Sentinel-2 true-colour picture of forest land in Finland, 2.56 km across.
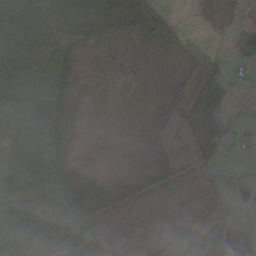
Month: October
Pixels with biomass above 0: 66%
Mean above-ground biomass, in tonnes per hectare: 33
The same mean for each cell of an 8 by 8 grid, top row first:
82 74 92 64 83 13 0 0
69 66 38 13 16 19 2 24
67 69 15 3 3 12 75 8
64 62 4 4 4 9 57 3
63 79 2 1 6 8 30 15
69 77 19 1 15 8 20 8
58 50 50 10 9 6 18 52
88 71 72 13 4 26 20 48
